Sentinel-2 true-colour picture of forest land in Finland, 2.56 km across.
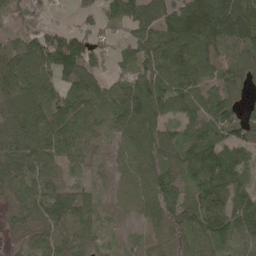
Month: May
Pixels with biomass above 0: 88%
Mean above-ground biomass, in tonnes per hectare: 77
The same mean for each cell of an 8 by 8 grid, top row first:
57 25 29 52 82 107 175 140
61 122 112 29 85 121 104 99
104 67 102 45 79 100 68 59
93 92 77 76 121 60 80 52
117 87 70 31 95 88 117 95
88 64 33 31 64 70 134 79
42 91 80 24 54 74 111 100
20 71 74 23 23 46 79 77
